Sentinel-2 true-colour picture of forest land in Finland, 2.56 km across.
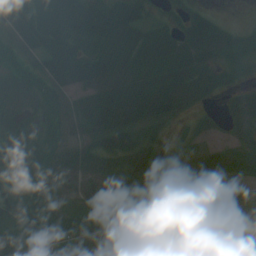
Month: July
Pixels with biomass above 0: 86%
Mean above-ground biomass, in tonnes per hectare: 60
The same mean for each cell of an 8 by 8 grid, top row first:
100 90 114 108 44 35 46 0
57 84 61 72 79 74 78 35
55 67 63 78 78 85 63 20
58 48 67 82 72 60 26 66
53 62 61 51 34 9 28 43
46 66 63 42 51 73 96 59
80 50 41 82 61 36 37 44
75 80 76 42 40 79 71 44
